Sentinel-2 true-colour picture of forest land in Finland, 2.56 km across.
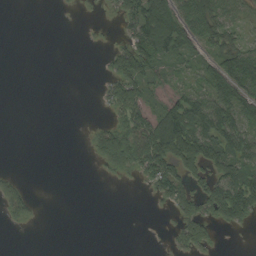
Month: September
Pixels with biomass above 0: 43%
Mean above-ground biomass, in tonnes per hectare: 35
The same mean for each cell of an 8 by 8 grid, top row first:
0 0 2 7 90 79 89 37
0 0 0 20 76 75 42 59
0 0 0 37 66 28 59 121
0 0 0 27 45 89 105 84
0 0 0 86 86 122 93 82
12 0 0 11 30 70 52 79
31 0 0 0 0 39 49 86
0 0 0 0 0 24 37 0
